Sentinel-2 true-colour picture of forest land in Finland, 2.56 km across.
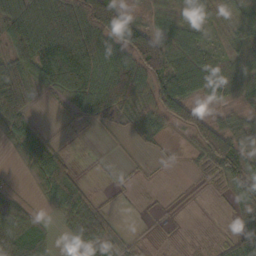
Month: October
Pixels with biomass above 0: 70%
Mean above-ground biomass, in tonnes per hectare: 47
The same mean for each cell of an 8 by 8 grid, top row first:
95 95 115 121 31 38 20 40
82 119 109 78 120 60 36 42
91 64 79 84 67 87 66 58
85 3 35 50 46 83 23 26
38 43 0 2 14 8 85 48
3 81 12 1 3 2 22 91
37 19 52 7 2 3 2 56
73 26 34 32 8 1 3 36
